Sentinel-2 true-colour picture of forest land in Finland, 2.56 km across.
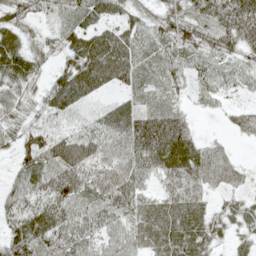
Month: May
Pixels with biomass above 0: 86%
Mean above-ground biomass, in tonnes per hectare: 47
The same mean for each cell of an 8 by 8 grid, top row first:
29 19 33 32 38 60 59 97
56 24 67 82 31 40 49 60
47 31 87 59 23 33 35 25
29 37 22 35 49 47 8 27
38 61 59 49 68 87 31 9
35 62 59 65 45 60 59 29
51 65 57 57 51 54 37 29
64 55 52 45 53 67 47 19
